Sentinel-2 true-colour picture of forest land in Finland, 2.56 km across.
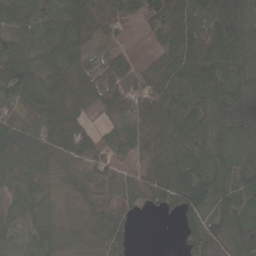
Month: April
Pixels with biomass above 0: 93%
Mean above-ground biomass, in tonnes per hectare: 67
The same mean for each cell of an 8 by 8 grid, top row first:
85 71 75 37 72 64 35 88
92 77 71 48 85 85 52 101
127 86 87 45 85 73 95 98
25 86 86 53 71 107 67 98
99 69 101 57 47 82 60 66
91 79 45 60 59 91 71 62
36 50 30 48 34 45 48 57
28 64 46 68 0 14 69 59
